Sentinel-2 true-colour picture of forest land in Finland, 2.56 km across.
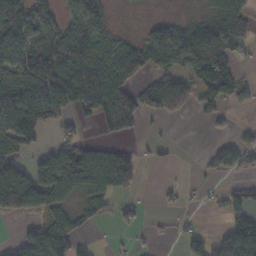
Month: November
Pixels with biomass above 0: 56%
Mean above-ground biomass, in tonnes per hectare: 55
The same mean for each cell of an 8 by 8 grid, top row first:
99 54 74 16 5 12 39 57
83 84 131 73 62 66 101 38
80 125 151 114 43 58 86 36
128 79 61 143 71 28 31 11
102 21 56 30 9 4 9 43
80 93 94 102 11 2 14 22
108 61 40 22 11 12 11 22
34 100 28 5 9 17 47 87
